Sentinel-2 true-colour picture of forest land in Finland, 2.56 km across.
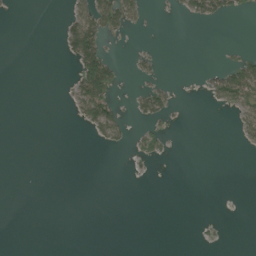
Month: August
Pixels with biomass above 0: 13%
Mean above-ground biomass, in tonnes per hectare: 9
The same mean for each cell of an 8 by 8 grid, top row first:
1 0 35 44 13 4 39 12
0 0 87 3 3 0 0 2
0 0 50 45 8 2 16 70
0 0 25 43 24 5 1 28
0 0 0 16 14 1 0 8
0 0 0 0 2 0 0 0
0 0 0 0 0 0 0 0
0 0 0 0 0 0 2 0
